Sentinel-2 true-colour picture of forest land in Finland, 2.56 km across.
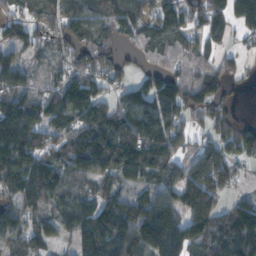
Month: November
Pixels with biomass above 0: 82%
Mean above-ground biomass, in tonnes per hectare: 130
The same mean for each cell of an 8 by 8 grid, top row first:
86 140 160 134 98 135 166 176
87 79 140 97 64 92 79 36
107 50 83 74 57 106 127 33
201 130 124 131 165 110 107 16
263 113 189 230 222 87 93 103
190 183 126 134 135 103 251 52
114 111 149 168 192 157 216 126
103 96 141 205 209 170 102 208
